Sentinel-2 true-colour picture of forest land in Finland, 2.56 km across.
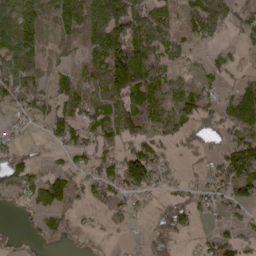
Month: April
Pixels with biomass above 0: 71%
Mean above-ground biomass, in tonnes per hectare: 72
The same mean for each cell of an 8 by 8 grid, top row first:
124 81 134 174 113 60 108 49
115 53 53 162 154 57 31 22
131 56 79 151 166 57 33 32
45 85 92 84 140 114 76 121
35 26 75 67 84 37 34 131
67 59 44 92 120 20 48 136
22 95 25 52 21 62 32 49
19 27 12 7 17 41 33 49
